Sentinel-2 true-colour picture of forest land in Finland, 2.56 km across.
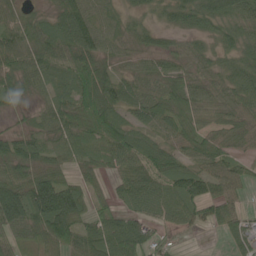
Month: June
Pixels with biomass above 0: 88%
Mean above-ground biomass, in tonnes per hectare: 60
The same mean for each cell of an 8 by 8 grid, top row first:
38 41 75 35 35 54 65 65
76 78 101 42 41 35 38 57
56 54 93 75 52 65 50 63
27 50 84 92 64 79 50 61
71 44 50 70 66 58 61 38
80 73 38 30 66 74 72 48
105 119 63 43 55 60 60 41
69 88 76 87 78 15 1 39
